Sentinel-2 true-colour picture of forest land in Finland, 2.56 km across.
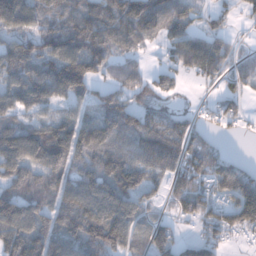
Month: December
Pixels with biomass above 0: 80%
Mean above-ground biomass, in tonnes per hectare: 87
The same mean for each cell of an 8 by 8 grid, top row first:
119 84 98 129 134 95 39 28
103 93 115 84 31 81 109 22
99 143 157 44 44 46 43 44
86 58 66 103 70 40 25 38
142 156 120 102 121 107 66 1
97 96 89 127 85 77 100 96
136 90 141 144 65 51 82 152
132 98 110 120 68 68 61 17
